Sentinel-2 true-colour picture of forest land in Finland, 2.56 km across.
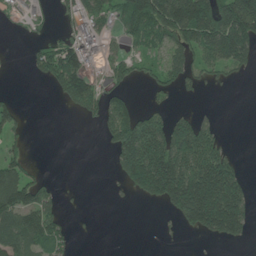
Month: June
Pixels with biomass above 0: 47%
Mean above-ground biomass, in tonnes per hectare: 76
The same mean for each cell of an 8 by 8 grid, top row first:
28 25 85 59 157 211 210 200
35 66 136 25 43 82 125 166
0 60 124 44 29 55 29 12
54 0 53 104 67 40 10 0
28 0 0 87 194 207 123 2
94 11 0 23 243 234 222 74
138 84 4 3 7 119 252 127
97 92 4 0 0 3 24 43
